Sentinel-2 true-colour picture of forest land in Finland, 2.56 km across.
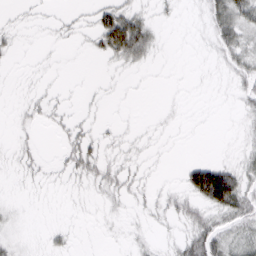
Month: March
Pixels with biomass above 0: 39%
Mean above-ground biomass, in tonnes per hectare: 11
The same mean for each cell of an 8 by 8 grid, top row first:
3 3 4 36 16 4 20 35
6 2 2 44 31 0 6 27
1 2 0 3 1 0 2 14
3 9 3 1 0 2 0 7
6 0 17 6 5 1 0 7
4 4 13 15 6 2 75 33
4 0 1 6 7 16 33 35
9 5 1 1 5 10 38 24
